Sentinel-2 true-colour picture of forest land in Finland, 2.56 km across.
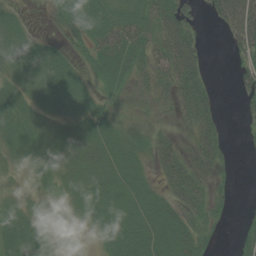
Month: August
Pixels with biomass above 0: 72%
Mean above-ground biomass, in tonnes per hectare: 33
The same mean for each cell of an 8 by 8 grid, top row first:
13 9 47 44 45 56 16 83
35 27 23 62 41 72 8 43
28 41 26 40 23 53 25 29
43 35 37 21 13 26 45 14
37 45 45 43 31 30 49 2
11 34 40 40 24 51 29 2
21 13 26 42 42 40 38 5
38 19 2 42 50 52 22 31
